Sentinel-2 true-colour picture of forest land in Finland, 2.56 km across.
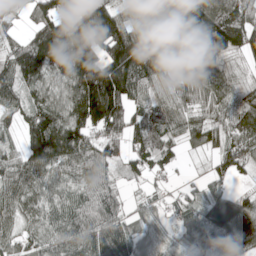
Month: May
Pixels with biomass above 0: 90%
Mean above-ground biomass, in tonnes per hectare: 110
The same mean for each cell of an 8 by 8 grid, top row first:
41 106 127 135 157 198 154 120
76 162 172 170 201 237 166 81
123 102 211 299 147 111 153 52
75 138 191 233 83 78 79 120
41 188 132 108 88 54 70 100
95 88 91 74 49 18 36 35
88 79 104 110 31 34 108 128
71 69 97 126 49 35 54 95
